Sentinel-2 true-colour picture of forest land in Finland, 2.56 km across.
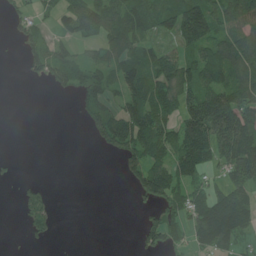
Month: June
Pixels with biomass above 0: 54%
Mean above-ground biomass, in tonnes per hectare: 71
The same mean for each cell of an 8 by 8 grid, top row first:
34 25 127 111 99 128 144 140
12 64 33 90 64 67 111 141
1 45 65 67 106 127 114 95
0 0 18 73 111 98 196 141
0 0 0 73 133 127 166 193
18 1 0 0 118 113 55 111
20 51 0 0 24 76 143 154
2 19 0 0 50 50 122 73
